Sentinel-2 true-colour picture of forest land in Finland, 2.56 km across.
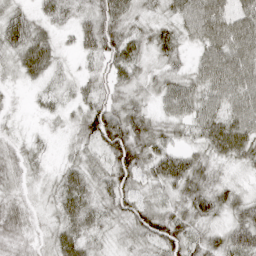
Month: April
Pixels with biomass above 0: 94%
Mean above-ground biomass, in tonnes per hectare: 43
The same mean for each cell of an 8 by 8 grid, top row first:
41 33 36 58 22 36 71 62
53 53 34 63 34 38 52 69
18 28 21 40 27 35 54 66
8 17 34 61 35 45 49 62
20 12 29 92 56 29 55 68
23 17 47 58 43 65 38 15
31 17 63 43 61 34 51 52
35 22 50 18 46 68 37 80
